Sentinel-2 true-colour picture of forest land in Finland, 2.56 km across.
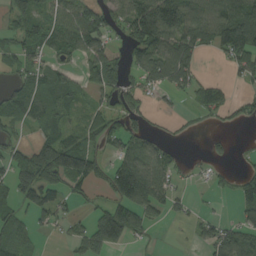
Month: August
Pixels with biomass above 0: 61%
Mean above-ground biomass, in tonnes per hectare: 66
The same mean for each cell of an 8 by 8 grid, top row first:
85 64 90 73 172 133 88 105
66 69 79 76 130 113 54 120
44 72 46 94 61 81 25 31
66 79 34 69 49 14 44 34
42 95 76 49 71 16 21 5
94 123 147 77 122 37 17 44
55 86 19 70 84 32 4 56
72 8 57 112 22 1 56 83
